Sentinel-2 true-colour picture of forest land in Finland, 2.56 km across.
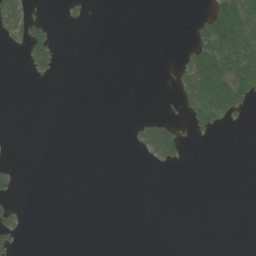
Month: June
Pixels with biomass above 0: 15%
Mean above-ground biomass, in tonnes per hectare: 23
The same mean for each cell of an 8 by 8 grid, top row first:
93 16 8 0 0 0 78 153
18 93 0 0 0 4 110 119
0 15 0 0 0 38 161 141
0 0 0 0 4 10 116 57
0 0 0 0 48 90 3 0
24 0 0 0 0 1 0 0
25 0 0 0 0 0 0 0
40 0 0 0 0 0 0 0
